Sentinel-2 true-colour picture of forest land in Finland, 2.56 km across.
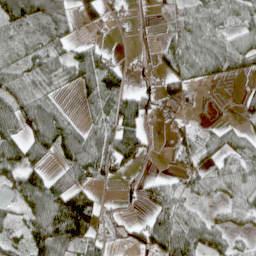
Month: April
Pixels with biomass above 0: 66%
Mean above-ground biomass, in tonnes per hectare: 46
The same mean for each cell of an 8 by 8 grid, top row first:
94 91 37 15 6 33 57 42
30 47 30 11 7 64 74 56
47 42 55 47 7 44 26 13
75 63 11 65 61 15 1 20
59 62 70 88 56 29 36 42
51 45 64 41 15 23 54 63
28 90 80 16 24 63 18 51
27 110 89 33 59 103 68 19
